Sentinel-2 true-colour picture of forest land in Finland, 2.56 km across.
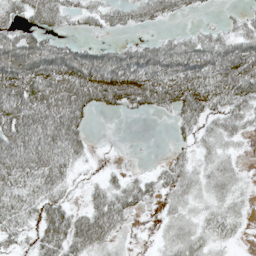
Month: May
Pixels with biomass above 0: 70%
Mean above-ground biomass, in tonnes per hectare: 44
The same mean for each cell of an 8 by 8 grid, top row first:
31 55 23 28 34 22 3 17
88 63 37 34 45 60 61 64
96 97 105 98 95 83 77 91
87 95 67 21 28 50 50 44
69 69 42 0 0 13 25 13
56 62 11 17 21 35 33 18
46 46 22 61 22 26 27 20
21 53 60 35 0 38 30 9
